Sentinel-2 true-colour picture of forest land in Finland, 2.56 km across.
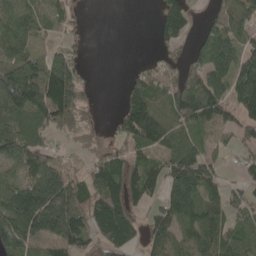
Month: May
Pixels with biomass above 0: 73%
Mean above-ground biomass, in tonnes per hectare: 87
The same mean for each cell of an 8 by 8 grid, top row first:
64 42 13 0 0 83 25 93
75 32 17 0 0 39 131 93
147 164 73 0 70 68 127 140
145 143 82 13 170 115 131 81
139 56 24 33 100 99 52 35
57 168 58 142 111 121 91 26
211 254 108 147 44 152 117 56
135 96 84 117 58 91 113 92
